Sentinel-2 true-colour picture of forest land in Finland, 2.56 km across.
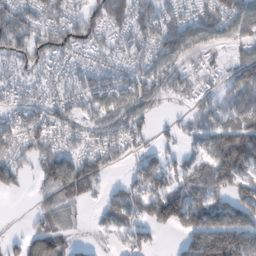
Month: February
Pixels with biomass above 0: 75%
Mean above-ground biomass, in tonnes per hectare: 77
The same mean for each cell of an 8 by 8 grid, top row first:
107 86 65 123 102 70 87 99
93 105 74 54 70 106 66 58
52 47 55 77 80 84 36 89
61 71 57 79 75 15 58 77
70 64 47 64 42 27 81 178
67 94 128 23 108 79 105 123
0 52 39 106 94 142 103 131
29 118 25 21 48 22 179 141
